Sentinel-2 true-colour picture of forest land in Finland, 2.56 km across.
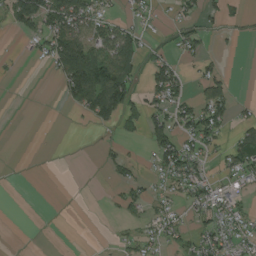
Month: August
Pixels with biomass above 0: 38%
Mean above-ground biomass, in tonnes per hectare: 35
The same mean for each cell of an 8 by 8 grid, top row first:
63 85 86 28 24 20 27 11
3 61 114 89 36 26 17 3
4 5 142 145 30 60 49 0
0 0 35 97 55 58 85 15
0 1 0 13 23 71 41 78
0 0 0 16 21 67 39 44
0 0 0 7 28 30 68 39
0 0 0 7 31 32 50 45
